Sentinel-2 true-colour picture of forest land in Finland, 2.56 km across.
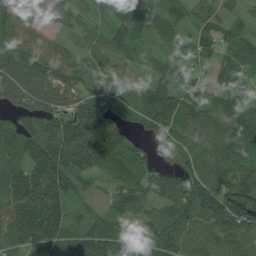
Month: July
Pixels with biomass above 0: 90%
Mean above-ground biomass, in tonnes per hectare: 99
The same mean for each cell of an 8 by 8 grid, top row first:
94 83 71 130 127 66 80 41
102 73 42 94 55 54 74 82
126 128 82 54 33 91 66 76
73 115 124 86 88 129 91 107
110 163 175 140 54 81 92 128
120 178 95 72 85 58 98 99
167 196 33 71 85 104 154 229
116 138 96 118 76 98 95 91
